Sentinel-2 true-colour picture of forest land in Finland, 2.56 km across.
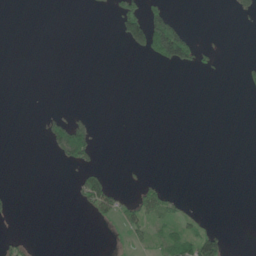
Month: June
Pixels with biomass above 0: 12%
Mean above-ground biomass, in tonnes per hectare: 12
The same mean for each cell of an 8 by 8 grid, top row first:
0 0 0 17 91 24 0 14
0 0 0 0 59 134 9 0
0 0 0 0 0 0 1 8
0 7 5 0 0 0 0 0
0 18 80 0 0 0 0 0
0 0 20 11 5 0 0 0
4 0 9 35 50 22 1 0
12 0 0 3 16 49 76 0
